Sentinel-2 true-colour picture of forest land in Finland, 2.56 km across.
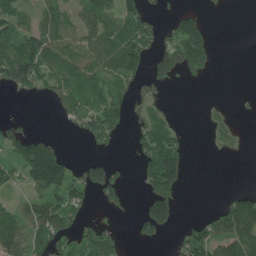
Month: May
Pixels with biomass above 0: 50%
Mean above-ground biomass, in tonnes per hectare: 77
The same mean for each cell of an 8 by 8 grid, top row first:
85 66 73 96 105 56 26 0
99 132 105 146 118 150 116 0
133 106 111 102 66 46 16 0
3 9 118 124 64 12 23 7
104 89 9 40 104 89 20 23
72 245 82 94 90 138 0 0
60 139 80 47 62 80 14 131
131 137 93 65 47 39 133 131
